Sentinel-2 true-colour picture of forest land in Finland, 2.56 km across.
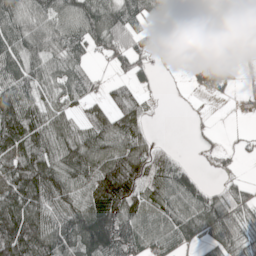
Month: May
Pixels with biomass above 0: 72%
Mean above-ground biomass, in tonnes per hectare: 75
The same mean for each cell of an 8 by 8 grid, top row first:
89 88 113 108 62 51 18 7
91 93 73 95 42 25 20 4
100 66 69 33 36 1 77 12
137 78 38 79 48 0 3 7
93 99 110 103 80 8 6 12
129 135 96 148 94 89 11 18
149 107 107 157 85 84 107 57
209 138 159 161 79 71 59 59
